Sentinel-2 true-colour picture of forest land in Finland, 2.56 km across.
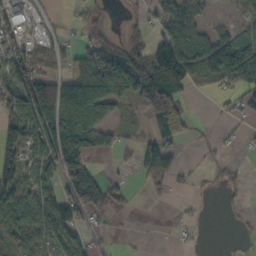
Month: October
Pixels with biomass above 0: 58%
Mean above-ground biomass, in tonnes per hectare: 63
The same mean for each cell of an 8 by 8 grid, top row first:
88 15 25 10 29 129 38 29
93 45 39 66 55 147 108 117
110 82 109 117 132 127 60 79
94 121 119 45 53 106 1 40
103 109 106 29 41 53 8 12
91 78 162 17 51 35 6 14
93 104 124 59 3 6 2 11
101 102 65 14 4 9 2 6
